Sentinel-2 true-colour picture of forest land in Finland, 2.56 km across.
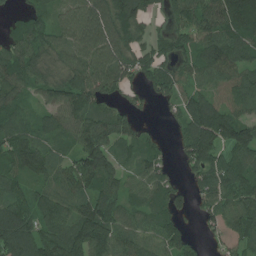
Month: July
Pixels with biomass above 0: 86%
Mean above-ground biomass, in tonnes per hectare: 100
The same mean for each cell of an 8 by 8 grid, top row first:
36 54 106 155 94 87 135 177
91 91 102 134 77 80 128 105
106 96 121 108 66 81 89 104
78 63 130 83 20 55 172 86
118 73 100 97 56 45 179 153
82 97 162 88 75 28 96 109
122 124 130 103 75 68 66 108
174 151 171 149 83 97 26 67
